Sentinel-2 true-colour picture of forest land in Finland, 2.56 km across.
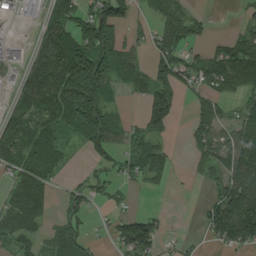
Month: August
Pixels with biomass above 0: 62%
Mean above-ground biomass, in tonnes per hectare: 69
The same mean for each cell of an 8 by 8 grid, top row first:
24 94 123 123 22 68 22 20
6 85 159 96 34 102 40 92
34 106 262 72 69 91 80 113
66 83 177 50 71 55 66 46
90 107 29 61 69 10 78 122
70 62 21 35 57 9 33 120
90 45 52 24 7 0 47 140
67 40 77 34 107 18 26 90
